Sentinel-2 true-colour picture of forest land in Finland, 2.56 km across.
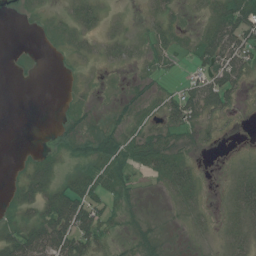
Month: July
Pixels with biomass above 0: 53%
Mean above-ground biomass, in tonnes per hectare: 17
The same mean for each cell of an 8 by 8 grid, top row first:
1 5 20 3 5 9 16 52
0 2 10 14 8 13 47 53
1 0 4 2 7 6 40 32
0 0 9 6 8 34 35 5
0 2 9 22 27 15 5 0
6 25 21 30 10 38 1 15
20 40 65 14 4 8 6 36
47 74 56 15 10 1 3 19
